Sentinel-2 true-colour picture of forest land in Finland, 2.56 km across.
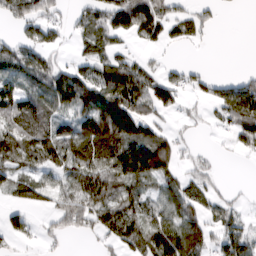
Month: March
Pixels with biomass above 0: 64%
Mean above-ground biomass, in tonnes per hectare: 62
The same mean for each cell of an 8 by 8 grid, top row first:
63 53 42 85 106 48 28 2
54 51 29 48 20 16 6 0
74 89 84 104 75 38 40 41
86 82 88 144 62 24 17 118
103 113 111 133 143 50 3 42
65 43 86 104 130 60 30 0
42 29 87 104 67 77 49 19
31 21 10 47 88 125 57 75
